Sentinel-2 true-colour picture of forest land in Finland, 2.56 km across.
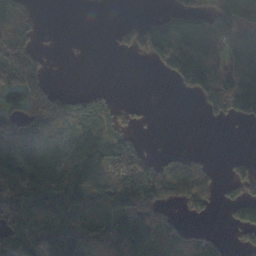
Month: October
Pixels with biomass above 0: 57%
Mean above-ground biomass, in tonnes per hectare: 72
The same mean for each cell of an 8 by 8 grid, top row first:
83 1 0 0 16 78 77 100
124 7 0 10 64 86 83 87
94 33 0 0 0 48 113 144
32 153 83 43 7 0 38 84
103 75 86 90 39 1 0 0
202 131 105 119 183 122 78 44
177 126 94 115 152 41 31 89
121 117 98 121 122 46 36 29
